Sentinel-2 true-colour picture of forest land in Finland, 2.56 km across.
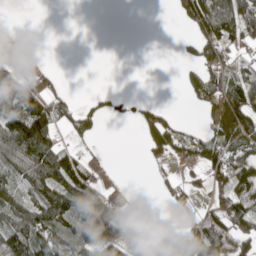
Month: May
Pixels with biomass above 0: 48%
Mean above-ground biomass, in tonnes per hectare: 59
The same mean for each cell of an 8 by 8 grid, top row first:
0 0 0 0 0 24 150 143
44 1 0 0 0 5 83 61
96 44 0 0 0 2 82 73
125 130 58 19 32 17 29 102
138 115 25 0 33 77 81 79
82 139 125 5 1 19 55 113
83 141 158 97 8 12 48 106
126 117 118 74 18 19 137 82
